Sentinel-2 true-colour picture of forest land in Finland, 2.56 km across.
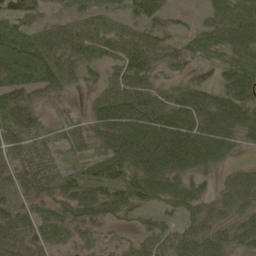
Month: May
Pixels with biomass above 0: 88%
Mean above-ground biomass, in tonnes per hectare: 65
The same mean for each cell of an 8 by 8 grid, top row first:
77 35 52 52 61 20 35 75
111 78 75 54 72 41 71 76
82 82 43 44 61 36 24 96
85 28 19 101 102 81 94 91
65 56 50 88 108 118 108 45
64 74 69 88 92 81 37 45
66 50 81 73 49 59 57 55
62 57 34 24 41 64 69 58
